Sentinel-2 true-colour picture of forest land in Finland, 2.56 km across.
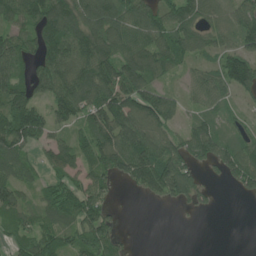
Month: June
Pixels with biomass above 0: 76%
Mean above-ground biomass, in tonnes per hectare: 83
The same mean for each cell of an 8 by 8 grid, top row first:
80 150 118 115 119 98 75 116
87 112 116 110 108 112 64 98
88 119 134 134 108 29 64 152
130 76 94 152 148 76 51 32
114 65 75 148 142 81 109 72
81 42 66 70 102 142 21 97
82 66 111 29 1 19 16 1
59 81 75 61 0 0 0 0
